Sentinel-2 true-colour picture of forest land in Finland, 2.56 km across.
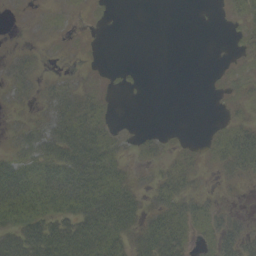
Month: September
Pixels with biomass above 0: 51%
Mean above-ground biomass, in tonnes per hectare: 16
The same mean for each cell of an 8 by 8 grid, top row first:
1 4 2 2 0 0 0 13
3 1 1 0 0 0 0 6
12 6 6 2 1 0 1 7
4 16 34 5 0 0 0 6
13 35 44 20 7 4 7 36
42 34 47 31 4 23 4 17
43 34 41 47 20 30 21 3
37 53 50 37 29 36 13 30
